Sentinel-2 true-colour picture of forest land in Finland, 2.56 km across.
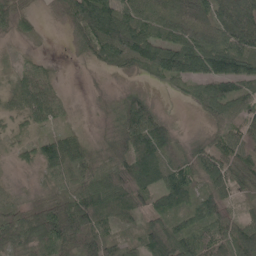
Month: May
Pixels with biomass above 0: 88%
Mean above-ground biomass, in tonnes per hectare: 56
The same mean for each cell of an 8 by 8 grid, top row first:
37 7 93 103 71 101 87 95
6 2 23 114 120 92 107 88
38 41 1 8 23 58 84 90
41 72 4 27 88 2 52 59
25 52 46 55 86 42 36 55
6 30 52 64 78 64 63 54
34 48 87 60 43 50 53 18
60 77 83 44 53 66 65 78
